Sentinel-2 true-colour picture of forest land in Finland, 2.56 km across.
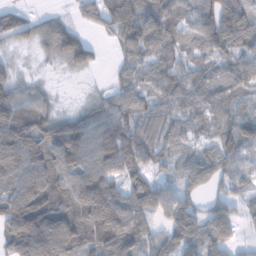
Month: January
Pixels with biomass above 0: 87%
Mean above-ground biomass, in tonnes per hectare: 83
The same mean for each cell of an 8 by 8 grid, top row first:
63 35 31 130 120 82 84 94
26 64 108 26 88 65 86 89
56 12 7 28 71 91 89 80
124 71 53 88 78 76 82 76
164 123 147 141 95 56 62 95
118 126 102 88 68 48 80 54
160 132 89 67 96 90 46 43
123 159 109 117 90 81 76 24
